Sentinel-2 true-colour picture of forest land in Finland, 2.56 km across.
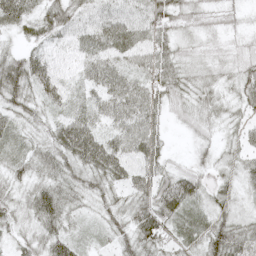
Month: May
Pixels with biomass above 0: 94%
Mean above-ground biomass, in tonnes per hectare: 38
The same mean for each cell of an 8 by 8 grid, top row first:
56 48 31 33 41 49 30 18
24 31 30 48 40 34 23 23
64 50 23 39 41 50 37 50
40 30 34 31 40 23 38 29
19 40 81 41 56 3 23 30
29 38 46 48 41 46 25 38
35 59 26 35 51 65 39 31
26 45 24 25 61 36 58 58
